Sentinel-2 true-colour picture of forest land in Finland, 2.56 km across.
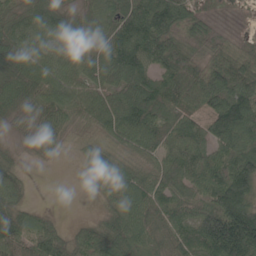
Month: May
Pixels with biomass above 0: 89%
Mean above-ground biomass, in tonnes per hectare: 79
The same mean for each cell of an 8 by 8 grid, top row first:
57 88 49 80 131 107 31 3
106 58 98 113 120 80 42 32
107 97 83 91 116 90 95 107
45 81 65 115 138 77 61 130
15 49 24 46 77 82 77 115
48 0 10 69 62 79 92 143
53 10 0 43 88 81 101 153
98 81 52 93 77 77 156 201
